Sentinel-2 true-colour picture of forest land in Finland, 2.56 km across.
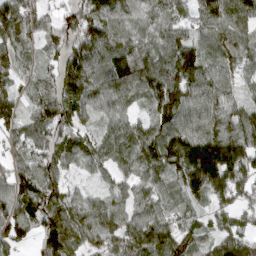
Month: March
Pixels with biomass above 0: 91%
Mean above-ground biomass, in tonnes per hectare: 92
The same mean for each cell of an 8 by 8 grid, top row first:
122 41 122 93 68 63 83 99
94 43 129 120 82 109 75 97
58 52 111 114 122 122 94 57
78 92 69 76 50 111 97 81
54 90 70 68 107 138 172 130
89 105 30 59 84 118 171 109
106 111 86 96 81 69 46 64
99 125 87 87 136 130 68 92
